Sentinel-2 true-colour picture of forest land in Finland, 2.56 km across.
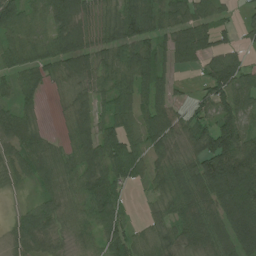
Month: July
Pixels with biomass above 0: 86%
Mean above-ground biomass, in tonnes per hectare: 74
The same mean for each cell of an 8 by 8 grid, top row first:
79 81 91 53 114 65 70 27
70 75 99 72 96 94 90 42
60 52 72 74 91 35 69 90
66 9 61 64 75 50 58 95
68 46 82 106 79 53 103 137
42 58 82 102 60 82 142 167
20 61 46 94 13 68 96 169
60 56 39 68 42 55 94 131
